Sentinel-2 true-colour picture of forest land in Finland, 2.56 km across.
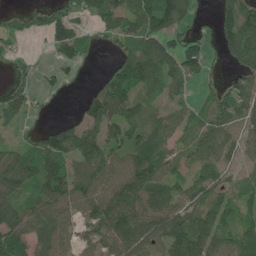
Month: June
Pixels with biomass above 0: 75%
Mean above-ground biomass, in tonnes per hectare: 77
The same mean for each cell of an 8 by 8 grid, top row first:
25 72 50 82 103 106 14 150
22 30 64 40 93 79 43 147
37 32 20 82 90 78 26 66
62 15 42 118 56 63 70 75
37 83 125 84 91 57 81 59
136 109 92 96 135 55 62 25
122 120 80 123 113 95 82 50
112 96 57 91 96 130 116 73
